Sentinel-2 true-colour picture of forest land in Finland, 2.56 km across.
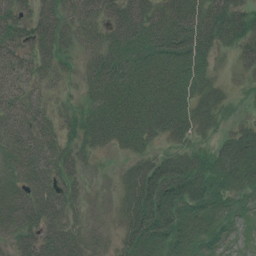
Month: July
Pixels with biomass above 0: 86%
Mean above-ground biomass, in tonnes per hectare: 44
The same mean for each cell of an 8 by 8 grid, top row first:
45 54 52 52 67 66 55 48
46 46 28 50 45 58 42 34
47 26 20 64 54 47 30 11
52 34 30 64 65 58 38 7
63 58 35 39 39 33 23 69
45 57 26 7 67 69 50 43
79 71 28 15 71 57 34 13
51 54 43 15 52 39 26 3
